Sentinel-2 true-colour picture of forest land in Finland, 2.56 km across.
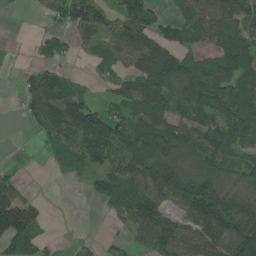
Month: June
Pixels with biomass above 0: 70%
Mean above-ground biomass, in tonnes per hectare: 82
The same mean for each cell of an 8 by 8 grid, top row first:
4 26 114 68 121 61 103 111
3 45 22 61 108 100 50 140
16 98 26 47 97 134 105 110
7 186 155 50 106 86 116 123
0 32 120 153 147 123 118 78
22 4 20 99 127 121 107 76
151 14 0 37 127 56 170 111
109 21 10 13 59 106 128 174
